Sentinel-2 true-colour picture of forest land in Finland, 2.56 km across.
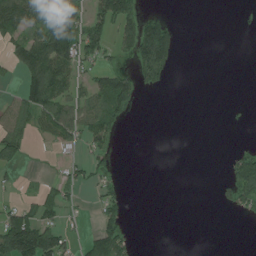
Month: July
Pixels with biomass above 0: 34%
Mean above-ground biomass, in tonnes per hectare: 43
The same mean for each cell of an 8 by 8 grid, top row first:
164 118 89 139 85 9 0 0
64 161 103 38 159 73 0 0
18 167 42 81 52 3 0 0
57 96 71 93 1 0 0 1
59 15 41 29 0 0 0 7
12 7 28 22 0 0 0 99
37 46 14 50 0 0 0 37
145 95 28 99 1 0 0 0
